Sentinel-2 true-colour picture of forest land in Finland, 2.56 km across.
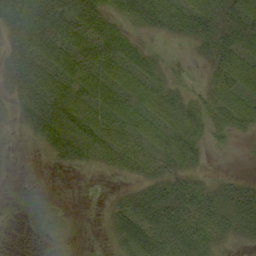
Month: September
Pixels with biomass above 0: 69%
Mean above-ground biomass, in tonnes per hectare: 28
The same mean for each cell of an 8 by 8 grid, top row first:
55 53 51 29 50 39 41 39
38 43 39 45 20 2 31 41
32 43 39 39 32 11 16 39
16 46 36 36 31 36 29 32
3 29 36 41 32 37 16 2
1 1 2 9 27 31 9 8
1 10 0 18 48 60 41 44
0 3 1 16 51 49 34 14
